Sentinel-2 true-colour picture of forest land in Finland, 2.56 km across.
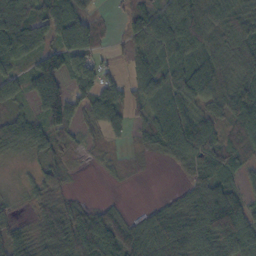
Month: October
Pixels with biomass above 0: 81%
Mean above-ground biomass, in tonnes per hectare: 66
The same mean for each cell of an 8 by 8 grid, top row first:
111 103 63 13 74 89 58 68
98 69 107 17 68 75 61 71
56 96 72 48 68 76 102 67
38 89 52 86 48 75 47 92
67 70 29 18 33 85 84 70
6 56 3 10 4 7 88 44
16 58 60 36 20 67 139 111
64 70 110 120 103 128 101 106
